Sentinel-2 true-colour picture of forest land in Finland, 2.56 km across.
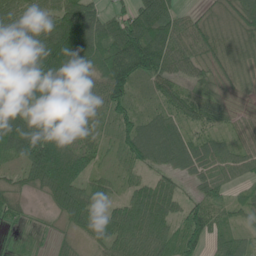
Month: June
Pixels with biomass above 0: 88%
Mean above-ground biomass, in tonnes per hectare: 68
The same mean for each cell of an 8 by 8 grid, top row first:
66 74 126 44 107 58 24 59
94 120 128 120 170 82 58 62
121 119 67 133 76 67 50 45
81 73 48 68 37 59 81 38
104 149 62 31 102 75 60 41
23 112 79 27 32 47 60 39
26 16 86 45 74 49 87 35
7 8 31 68 67 59 58 42
